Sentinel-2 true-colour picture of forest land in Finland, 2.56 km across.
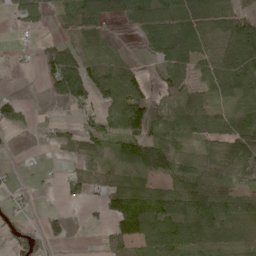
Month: May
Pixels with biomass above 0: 67%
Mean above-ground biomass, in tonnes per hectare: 62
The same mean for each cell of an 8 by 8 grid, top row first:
51 39 95 68 101 79 76 80
9 39 47 41 28 111 72 136
0 75 152 123 43 66 66 106
37 3 39 85 119 65 98 73
2 16 55 56 114 59 45 74
7 4 44 35 76 86 54 32
12 7 11 76 139 99 114 60
32 40 0 61 106 117 81 48
